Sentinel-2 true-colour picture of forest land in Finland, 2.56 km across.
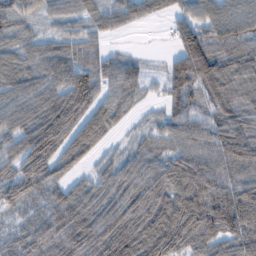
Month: February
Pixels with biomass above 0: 89%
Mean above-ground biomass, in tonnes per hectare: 79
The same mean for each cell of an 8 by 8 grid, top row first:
80 42 50 66 51 43 70 76
64 64 70 17 3 67 105 78
85 83 109 71 41 93 122 78
77 106 105 73 18 64 54 64
71 114 92 23 46 65 78 100
84 72 31 68 90 110 103 76
45 65 93 94 125 137 122 128
48 89 116 138 140 117 89 96
